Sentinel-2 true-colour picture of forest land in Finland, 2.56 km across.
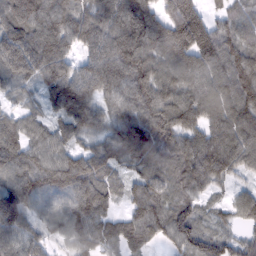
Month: February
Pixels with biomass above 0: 94%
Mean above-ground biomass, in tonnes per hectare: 99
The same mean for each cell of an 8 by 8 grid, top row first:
143 135 94 129 116 159 66 68
142 131 67 119 122 143 134 113
107 102 111 124 120 99 114 147
54 60 123 69 113 118 106 120
107 91 50 78 118 97 118 124
109 107 115 58 78 92 109 48
150 72 102 51 104 93 39 72
100 49 81 80 80 88 85 53
